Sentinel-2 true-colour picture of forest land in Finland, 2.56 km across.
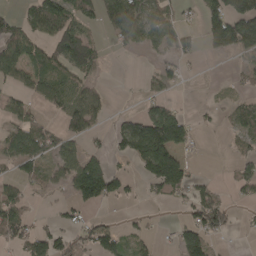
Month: April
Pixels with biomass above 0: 50%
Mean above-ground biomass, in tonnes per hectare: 56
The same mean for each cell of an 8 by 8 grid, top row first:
33 113 78 97 85 39 64 129
87 70 164 25 36 57 35 83
55 73 53 1 14 33 1 17
46 23 82 16 55 66 18 51
73 74 38 42 205 143 3 33
39 29 123 81 58 131 10 48
60 6 44 9 5 12 108 12
55 81 53 63 33 42 58 3
